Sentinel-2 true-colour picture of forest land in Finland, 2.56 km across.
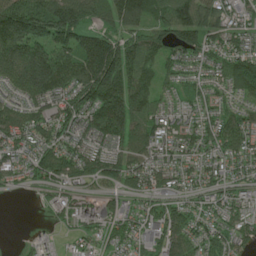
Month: June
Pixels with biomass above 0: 89%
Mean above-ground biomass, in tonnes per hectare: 88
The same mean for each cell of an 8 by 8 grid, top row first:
214 161 127 101 111 126 97 56
170 131 112 117 105 93 82 67
118 195 123 179 96 46 45 124
88 83 104 179 104 54 53 59
85 87 66 74 118 72 80 82
62 103 82 77 88 72 68 51
0 38 65 47 43 73 54 55
3 20 32 61 73 112 80 69
